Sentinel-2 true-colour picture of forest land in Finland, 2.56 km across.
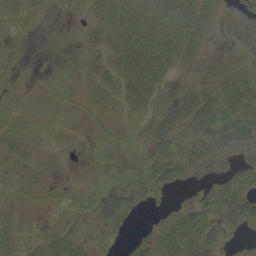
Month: September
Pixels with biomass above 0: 62%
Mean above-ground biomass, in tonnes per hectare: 18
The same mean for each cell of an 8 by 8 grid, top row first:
9 4 3 35 33 38 22 33
2 2 6 24 41 38 10 29
2 4 8 21 41 8 13 30
7 4 9 9 16 30 49 47
10 3 1 10 10 33 45 29
4 2 2 14 28 27 4 17
8 6 12 44 10 10 24 36
11 21 19 11 9 39 36 5
